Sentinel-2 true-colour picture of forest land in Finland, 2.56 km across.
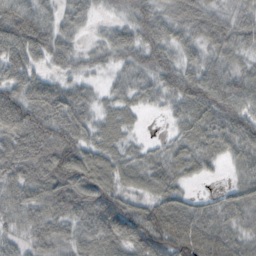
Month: October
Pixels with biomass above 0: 92%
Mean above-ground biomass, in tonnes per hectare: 66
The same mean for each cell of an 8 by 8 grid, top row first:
95 49 54 27 72 66 67 50
87 76 32 59 76 60 61 54
75 46 38 27 49 77 80 61
123 88 67 48 24 39 80 73
91 111 84 59 21 43 60 73
77 101 108 70 61 62 21 36
62 80 87 102 61 79 43 62
39 65 65 94 94 91 91 53
